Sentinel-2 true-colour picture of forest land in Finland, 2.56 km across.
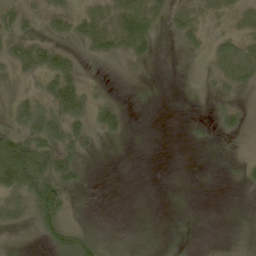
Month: May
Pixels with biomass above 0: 43%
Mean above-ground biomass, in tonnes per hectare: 20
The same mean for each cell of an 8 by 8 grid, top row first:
30 23 27 33 52 20 14 14
33 33 14 26 25 3 13 28
16 33 26 1 2 0 8 31
25 45 44 28 0 0 3 16
68 53 37 3 0 0 6 0
80 72 22 0 0 0 0 7
43 81 5 0 0 0 0 1
0 32 57 15 3 2 0 4
